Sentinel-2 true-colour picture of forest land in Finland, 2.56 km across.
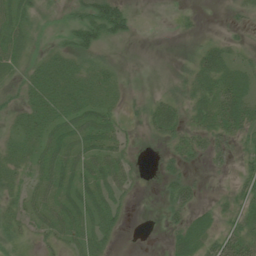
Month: July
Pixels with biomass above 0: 69%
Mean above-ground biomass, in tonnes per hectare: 23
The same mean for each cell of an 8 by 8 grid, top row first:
34 9 33 75 0 5 1 17
35 13 45 7 0 7 25 14
22 35 30 21 2 19 38 31
22 33 33 21 15 28 36 40
22 30 29 30 6 28 34 22
22 31 31 36 8 24 6 20
19 33 35 28 0 28 13 28
20 20 27 14 0 24 29 36
